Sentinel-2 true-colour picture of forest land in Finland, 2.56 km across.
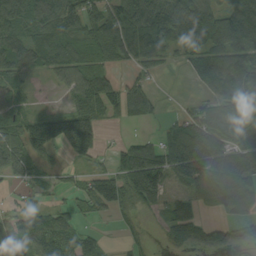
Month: September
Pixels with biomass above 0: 74%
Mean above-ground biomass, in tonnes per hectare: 78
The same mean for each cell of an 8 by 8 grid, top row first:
97 96 122 86 136 120 108 143
103 129 86 89 112 58 87 130
53 28 89 49 36 1 66 109
50 46 118 49 58 19 83 103
109 135 129 15 70 114 118 99
65 35 36 80 166 70 114 112
30 59 44 57 37 62 28 64
91 141 100 9 12 43 47 29
